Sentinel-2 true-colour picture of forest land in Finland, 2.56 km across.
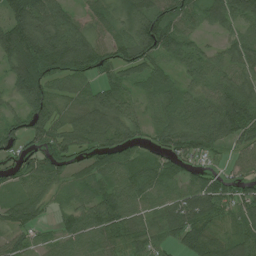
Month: July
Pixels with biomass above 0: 90%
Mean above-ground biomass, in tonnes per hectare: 70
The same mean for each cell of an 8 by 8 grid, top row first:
94 95 40 51 84 80 61 89
114 133 129 73 97 86 30 62
80 80 62 49 51 48 75 64
58 79 56 83 39 77 112 121
63 65 67 80 42 86 73 56
55 75 52 72 73 51 55 56
67 33 66 79 59 92 96 64
51 33 66 61 68 54 61 68
